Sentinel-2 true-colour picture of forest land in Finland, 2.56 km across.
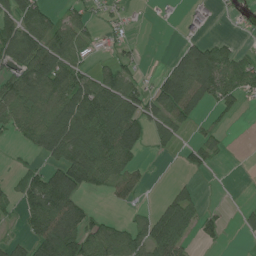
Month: July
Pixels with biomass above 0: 54%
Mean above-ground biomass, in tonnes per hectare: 53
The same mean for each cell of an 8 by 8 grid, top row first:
83 52 38 19 2 3 10 13
108 97 49 17 6 15 63 24
80 102 78 75 19 100 99 68
89 80 115 102 65 80 23 17
13 93 120 111 42 30 42 0
22 70 102 67 20 5 6 0
30 99 64 9 7 89 14 10
26 119 102 100 81 93 21 4
